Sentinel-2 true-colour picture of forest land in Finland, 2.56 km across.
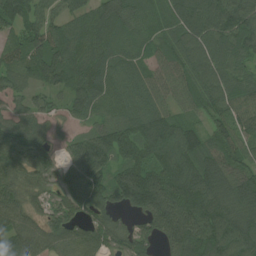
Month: July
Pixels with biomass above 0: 93%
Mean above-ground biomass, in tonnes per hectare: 97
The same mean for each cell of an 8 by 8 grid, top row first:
104 67 72 83 76 92 104 125
88 133 86 68 63 93 106 100
64 82 77 78 83 92 98 94
60 50 59 74 109 68 77 119
103 62 82 126 125 147 88 89
76 78 169 93 156 145 134 97
88 50 96 70 134 185 138 120
105 95 86 74 72 133 142 133
